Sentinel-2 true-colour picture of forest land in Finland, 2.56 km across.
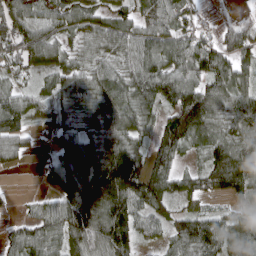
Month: April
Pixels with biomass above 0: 86%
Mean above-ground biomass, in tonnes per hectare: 87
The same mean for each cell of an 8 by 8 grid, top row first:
96 72 73 63 67 77 18 28
90 92 39 70 80 89 79 96
41 52 80 81 103 103 104 88
102 55 68 108 92 125 131 118
71 23 106 138 71 114 95 110
8 41 151 200 122 81 112 149
12 51 179 168 89 51 29 34
69 101 132 151 41 71 113 86
